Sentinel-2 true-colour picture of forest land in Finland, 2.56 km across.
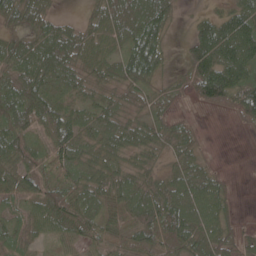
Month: May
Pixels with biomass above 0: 85%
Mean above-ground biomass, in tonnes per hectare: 47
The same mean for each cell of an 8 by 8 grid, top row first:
57 37 15 50 77 25 34 77
48 56 48 37 83 6 91 91
51 45 35 38 60 19 101 75
71 74 40 38 31 22 12 58
69 57 52 47 49 39 8 0
72 41 39 44 33 44 36 3
28 61 64 42 65 84 61 12
36 27 44 53 68 64 53 31
